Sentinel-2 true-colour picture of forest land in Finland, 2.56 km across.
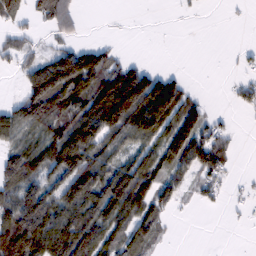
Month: February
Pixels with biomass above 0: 59%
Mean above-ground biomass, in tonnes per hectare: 63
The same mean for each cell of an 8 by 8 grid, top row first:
68 83 29 1 1 3 0 3
43 20 64 34 0 0 0 9
11 140 108 116 119 59 0 19
87 115 86 168 140 105 16 13
67 84 123 75 67 53 101 8
106 71 132 108 116 61 60 6
111 107 113 117 85 29 12 8
169 135 126 75 62 3 0 0
